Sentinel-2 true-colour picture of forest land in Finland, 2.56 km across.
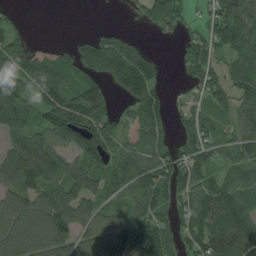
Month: July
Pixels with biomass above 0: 76%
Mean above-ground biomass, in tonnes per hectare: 86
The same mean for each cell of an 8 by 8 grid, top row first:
27 0 0 0 58 87 62 127
75 26 77 85 35 20 81 90
98 102 102 85 124 15 96 71
122 132 173 75 77 27 66 69
87 134 153 91 61 49 83 75
98 109 137 76 82 87 71 47
124 160 146 64 73 58 122 91
141 133 109 87 127 75 120 147
